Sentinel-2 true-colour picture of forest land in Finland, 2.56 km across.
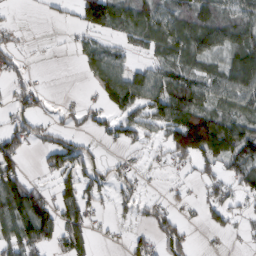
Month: February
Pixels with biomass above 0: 57%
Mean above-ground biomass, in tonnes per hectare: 52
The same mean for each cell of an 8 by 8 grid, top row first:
4 9 55 82 68 66 62 64
30 2 26 35 33 72 66 81
36 2 7 89 72 72 56 90
53 20 47 42 54 110 71 43
66 62 59 23 31 118 160 95
79 25 76 41 16 6 40 56
105 83 77 20 38 24 51 29
92 67 65 5 35 71 3 8
